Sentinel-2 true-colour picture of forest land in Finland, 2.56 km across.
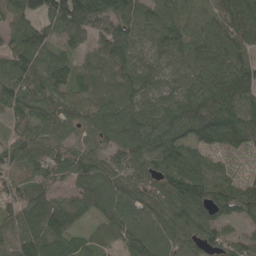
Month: May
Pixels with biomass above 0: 95%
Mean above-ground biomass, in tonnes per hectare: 94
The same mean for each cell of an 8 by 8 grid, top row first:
93 104 164 146 88 83 104 97
78 98 58 141 55 84 117 103
109 122 86 85 77 47 116 126
72 85 86 95 84 87 121 105
78 89 49 83 96 128 103 108
62 77 102 85 74 133 110 64
87 120 80 108 101 112 104 111
110 112 48 58 108 85 76 48
